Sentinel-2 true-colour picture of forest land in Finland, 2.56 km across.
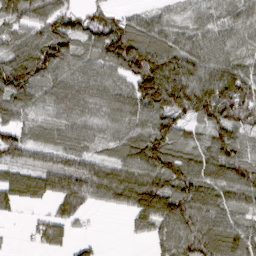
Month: March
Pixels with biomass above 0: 86%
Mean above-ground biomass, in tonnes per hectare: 90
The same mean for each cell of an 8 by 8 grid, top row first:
78 97 80 70 49 37 64 69
85 137 70 156 143 87 89 65
162 96 89 72 178 144 126 127
68 52 70 73 113 143 152 138
89 55 66 52 102 81 77 89
68 96 112 103 123 144 106 100
48 34 84 44 145 140 100 64
3 66 23 0 23 119 118 95
